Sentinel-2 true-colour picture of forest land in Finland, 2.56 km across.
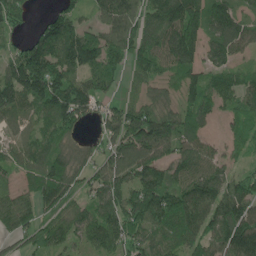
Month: May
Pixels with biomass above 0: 87%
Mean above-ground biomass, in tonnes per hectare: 108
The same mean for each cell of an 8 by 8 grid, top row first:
86 54 62 109 108 164 143 86
63 155 179 119 120 172 105 88
168 217 112 74 71 65 90 68
104 126 144 86 138 97 70 70
54 95 47 105 169 106 51 45
56 148 85 116 130 85 133 75
123 78 70 120 180 161 142 172
64 99 73 110 99 84 106 204
